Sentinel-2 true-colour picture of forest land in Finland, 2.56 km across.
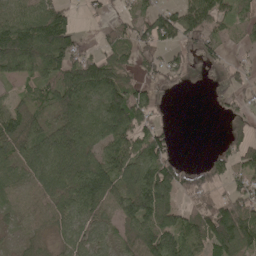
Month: May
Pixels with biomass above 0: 75%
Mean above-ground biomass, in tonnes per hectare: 72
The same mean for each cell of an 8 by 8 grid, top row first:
71 101 14 21 50 67 81 52
150 163 61 66 59 46 54 17
46 70 129 108 50 22 6 38
69 49 112 131 74 1 5 38
100 113 134 99 102 17 1 49
54 103 139 109 98 73 51 55
44 67 91 60 120 70 82 99
17 23 63 47 94 102 129 162
